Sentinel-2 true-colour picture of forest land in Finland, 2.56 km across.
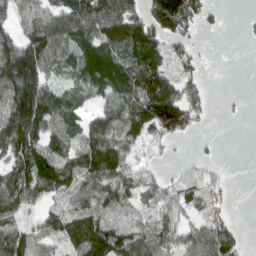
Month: March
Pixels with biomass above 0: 72%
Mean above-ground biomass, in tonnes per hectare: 72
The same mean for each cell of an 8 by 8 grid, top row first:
35 92 129 145 107 181 47 4
116 122 120 99 118 46 2 1
200 86 74 103 56 39 15 0
179 122 60 103 85 122 35 5
125 68 61 84 37 19 5 0
87 85 86 129 58 24 31 0
62 35 54 58 45 75 79 0
106 61 90 88 82 78 110 43
